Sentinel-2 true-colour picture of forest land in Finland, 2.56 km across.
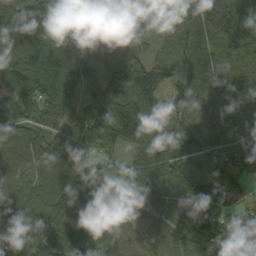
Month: September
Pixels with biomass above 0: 96%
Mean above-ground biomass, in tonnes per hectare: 91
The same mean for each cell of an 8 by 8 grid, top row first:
86 77 82 43 34 111 171 103
91 132 104 91 39 88 117 131
99 101 77 92 112 48 112 135
94 68 67 108 112 65 64 92
117 104 99 72 113 93 72 82
108 116 96 69 125 63 55 49
102 129 109 108 59 52 65 45
116 90 104 101 56 66 122 117
